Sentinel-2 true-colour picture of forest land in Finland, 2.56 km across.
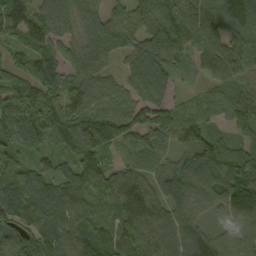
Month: September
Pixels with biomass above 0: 94%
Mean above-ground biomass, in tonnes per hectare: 87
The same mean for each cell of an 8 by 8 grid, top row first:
101 86 83 76 84 100 117 114
52 69 73 101 102 92 93 90
60 87 77 44 119 52 41 53
132 95 96 80 75 48 41 72
105 65 133 83 67 60 99 73
91 80 117 73 71 99 107 132
113 106 85 79 102 78 57 119
116 125 94 92 105 82 84 80
